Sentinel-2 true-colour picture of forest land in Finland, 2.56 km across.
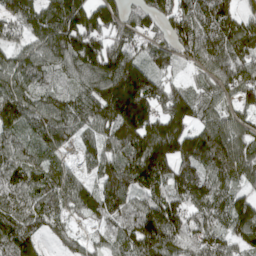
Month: April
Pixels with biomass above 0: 93%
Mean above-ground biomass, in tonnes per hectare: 125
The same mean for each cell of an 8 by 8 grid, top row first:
127 149 176 136 114 148 140 91
98 128 174 146 93 116 127 132
125 74 103 200 176 59 86 148
142 136 137 182 212 210 78 68
85 88 72 109 192 200 120 117
114 98 66 141 182 131 114 94
123 103 85 137 122 148 142 138
143 38 43 74 193 125 135 103
